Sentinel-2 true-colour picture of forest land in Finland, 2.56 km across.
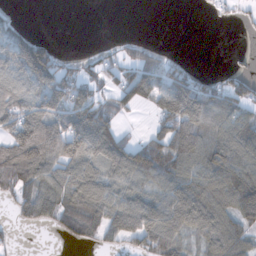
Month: November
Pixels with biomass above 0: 64%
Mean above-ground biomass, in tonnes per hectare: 78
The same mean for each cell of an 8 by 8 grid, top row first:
20 0 0 0 0 0 5 17
134 76 1 22 35 1 0 3
85 139 85 42 104 97 41 57
106 110 103 72 16 171 116 67
151 162 128 117 74 151 116 110
140 96 95 66 93 97 115 115
45 90 116 98 116 108 167 144
8 1 51 41 95 101 119 115
